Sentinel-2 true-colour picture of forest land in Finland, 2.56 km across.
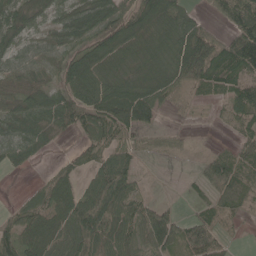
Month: May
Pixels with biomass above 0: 78%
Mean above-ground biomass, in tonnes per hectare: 52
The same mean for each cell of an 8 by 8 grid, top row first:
53 39 63 82 86 55 23 92
41 48 69 76 38 52 94 86
44 39 89 39 47 56 68 57
56 72 77 92 90 23 6 50
55 35 16 43 26 16 5 35
2 26 30 114 9 0 62 50
28 68 90 95 47 19 37 32
83 68 78 71 53 79 71 5
